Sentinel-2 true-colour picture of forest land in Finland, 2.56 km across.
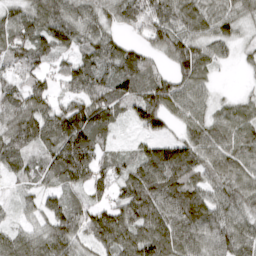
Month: April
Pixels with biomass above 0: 90%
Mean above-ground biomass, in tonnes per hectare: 92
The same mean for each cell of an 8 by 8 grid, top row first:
75 117 96 65 106 106 101 81
89 82 69 85 65 99 83 35
67 62 105 97 85 95 57 5
127 116 135 88 121 77 63 75
110 110 182 38 43 88 119 103
50 79 121 77 112 116 82 97
30 73 70 91 134 140 120 89
76 106 79 113 127 136 113 116
